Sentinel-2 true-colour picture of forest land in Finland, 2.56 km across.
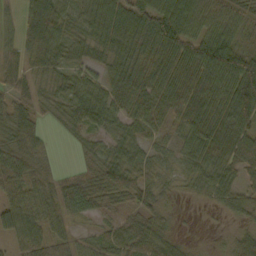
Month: October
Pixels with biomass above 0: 87%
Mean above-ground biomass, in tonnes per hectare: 41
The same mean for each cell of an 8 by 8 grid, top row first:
24 48 37 63 70 64 46 43
34 38 37 50 53 68 72 51
42 31 39 39 49 59 63 83
54 21 52 47 45 52 61 65
36 18 16 34 34 26 60 58
50 20 24 62 28 22 41 38
56 36 29 28 38 8 7 36
36 51 27 33 38 19 3 30
